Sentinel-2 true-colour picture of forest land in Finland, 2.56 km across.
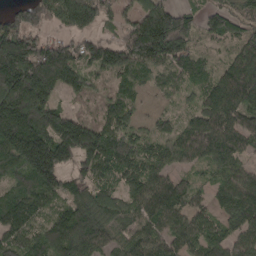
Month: April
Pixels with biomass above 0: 89%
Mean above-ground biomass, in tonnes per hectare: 121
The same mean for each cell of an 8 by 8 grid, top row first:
102 126 220 70 138 165 90 108
204 140 94 117 205 164 33 99
261 232 97 54 44 60 92 185
250 162 45 88 23 38 122 127
204 187 221 130 83 112 138 103
97 161 93 88 123 69 48 102
145 80 132 117 112 115 72 153
101 127 163 78 108 91 107 115
